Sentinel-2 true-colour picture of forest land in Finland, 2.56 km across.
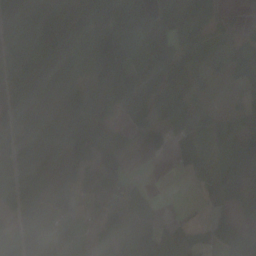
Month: October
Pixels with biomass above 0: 81%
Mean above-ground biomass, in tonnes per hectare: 79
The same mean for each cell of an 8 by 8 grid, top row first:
88 93 83 113 97 112 78 25
90 116 70 157 93 85 64 52
81 125 48 135 87 75 27 59
67 70 128 63 89 103 42 50
88 164 146 67 58 46 108 126
117 114 111 76 4 10 78 66
67 63 45 102 60 8 32 34
92 85 26 66 87 71 56 91
